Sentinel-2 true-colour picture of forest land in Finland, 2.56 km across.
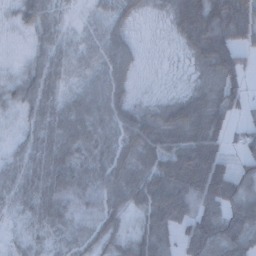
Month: December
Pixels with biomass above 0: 88%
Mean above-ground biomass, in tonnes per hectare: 65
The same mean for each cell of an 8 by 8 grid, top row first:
27 62 9 44 22 76 145 102
4 50 26 55 11 21 134 68
30 62 26 66 8 10 70 48
23 68 74 75 53 85 106 35
24 74 77 70 94 102 103 33
61 86 72 75 79 159 175 81
43 74 45 60 68 127 90 105
25 40 49 47 71 51 117 96
